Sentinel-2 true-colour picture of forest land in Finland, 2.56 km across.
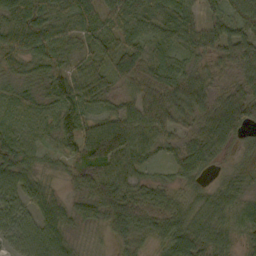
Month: October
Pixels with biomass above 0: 95%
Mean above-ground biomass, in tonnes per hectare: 56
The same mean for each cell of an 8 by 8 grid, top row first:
63 56 72 63 63 77 32 53
61 66 33 52 51 48 54 79
28 56 52 41 69 65 46 50
33 37 78 46 84 78 61 89
44 22 106 157 74 38 74 33
63 24 43 88 39 35 25 44
55 48 33 86 72 50 54 52
45 71 12 40 38 89 75 33
